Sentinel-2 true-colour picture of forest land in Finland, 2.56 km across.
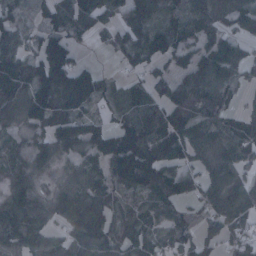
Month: January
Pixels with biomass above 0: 83%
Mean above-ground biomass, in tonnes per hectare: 85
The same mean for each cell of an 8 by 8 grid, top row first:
39 65 107 58 93 49 92 60
70 127 38 50 91 81 76 49
122 183 159 35 58 80 100 51
83 143 95 49 103 106 77 42
46 120 139 125 135 95 78 96
74 51 81 83 127 92 70 59
118 79 126 69 76 69 71 81
86 71 101 84 87 77 53 85
